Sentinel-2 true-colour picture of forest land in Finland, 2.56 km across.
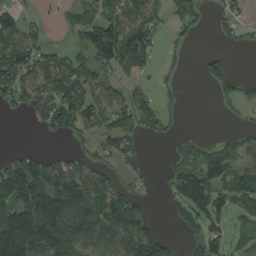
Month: August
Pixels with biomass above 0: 56%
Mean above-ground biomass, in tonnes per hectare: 69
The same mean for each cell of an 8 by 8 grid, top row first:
53 9 31 70 91 55 24 38
123 42 65 159 95 14 3 13
111 88 110 45 20 12 38 34
28 127 141 89 107 25 0 17
1 3 32 58 26 25 32 46
169 106 100 42 31 65 103 76
122 174 122 137 61 54 91 76
153 138 124 77 144 32 94 49
